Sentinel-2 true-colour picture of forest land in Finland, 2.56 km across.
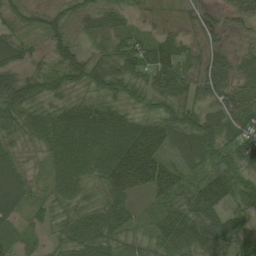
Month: August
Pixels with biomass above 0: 90%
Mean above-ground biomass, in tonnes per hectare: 58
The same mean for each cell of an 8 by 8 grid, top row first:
30 32 40 41 16 17 27 39
47 31 43 56 73 72 42 21
62 57 49 66 44 84 70 52
48 52 78 70 37 63 54 78
31 62 114 129 133 60 73 79
62 34 68 111 121 70 63 57
42 38 54 72 20 69 89 45
27 27 76 57 41 86 86 36
